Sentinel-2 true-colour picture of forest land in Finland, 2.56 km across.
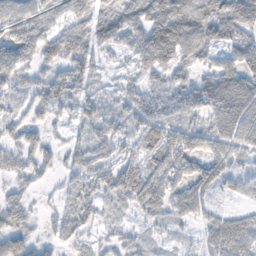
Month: November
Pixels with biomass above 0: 78%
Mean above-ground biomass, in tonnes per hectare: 49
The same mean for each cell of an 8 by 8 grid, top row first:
74 67 57 58 63 85 92 85
102 79 63 38 63 83 55 62
65 54 47 10 32 38 45 72
27 44 30 23 47 30 53 77
46 36 36 53 44 76 53 59
34 29 41 57 56 65 69 36
46 10 39 25 42 44 38 19
55 21 29 27 19 11 37 64
